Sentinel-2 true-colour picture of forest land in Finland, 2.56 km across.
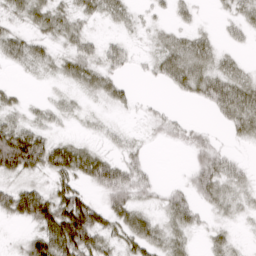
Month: March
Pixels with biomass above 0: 62%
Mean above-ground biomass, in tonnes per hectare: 27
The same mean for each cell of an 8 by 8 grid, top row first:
18 35 21 19 6 12 1 18
29 18 28 19 4 37 28 9
3 6 32 23 3 36 42 33
19 12 8 7 4 5 9 54
106 52 24 9 8 11 22 7
35 33 46 54 20 1 43 19
54 73 80 47 19 36 18 11
5 81 95 24 43 24 14 4
